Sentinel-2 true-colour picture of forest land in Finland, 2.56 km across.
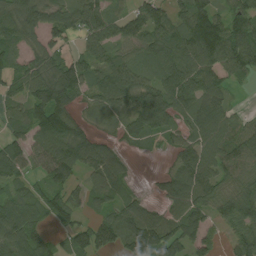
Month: August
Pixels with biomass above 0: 83%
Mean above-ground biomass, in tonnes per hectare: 78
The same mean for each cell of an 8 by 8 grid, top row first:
98 83 87 73 94 70 108 53
68 79 43 60 75 101 138 112
71 103 98 110 74 104 85 34
68 129 43 74 133 81 101 26
67 106 99 31 30 48 105 87
59 65 47 78 2 69 97 79
87 74 51 61 66 68 77 91
106 41 75 72 147 90 70 73
